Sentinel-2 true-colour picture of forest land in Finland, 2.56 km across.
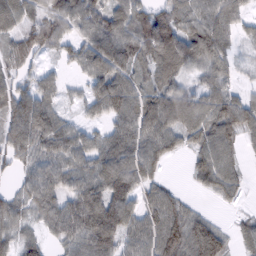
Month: February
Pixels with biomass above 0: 84%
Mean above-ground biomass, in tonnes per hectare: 70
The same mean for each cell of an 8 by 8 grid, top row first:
74 70 84 86 80 76 85 59
69 56 64 109 84 93 95 27
58 44 27 95 42 61 53 22
90 80 27 82 98 101 92 92
78 92 77 86 96 50 79 47
28 85 90 118 76 3 74 41
52 78 116 113 67 70 9 17
53 33 79 88 81 109 81 32
